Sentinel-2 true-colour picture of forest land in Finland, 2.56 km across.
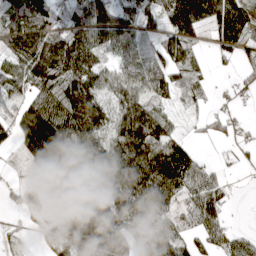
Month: April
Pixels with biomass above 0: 77%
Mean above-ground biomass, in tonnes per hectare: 96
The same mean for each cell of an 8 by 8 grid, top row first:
154 108 108 97 72 158 122 119
105 196 164 57 51 125 26 81
87 131 152 71 79 63 31 25
59 148 174 75 118 23 32 9
57 266 165 114 171 86 11 21
2 129 137 158 169 143 51 2
16 51 176 174 127 56 115 1
30 49 170 176 97 88 57 47
